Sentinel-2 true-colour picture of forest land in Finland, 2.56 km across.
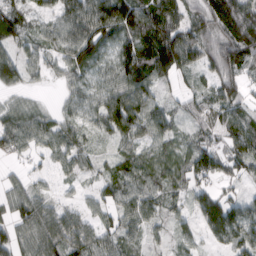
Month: March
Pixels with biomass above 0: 85%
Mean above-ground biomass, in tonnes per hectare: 70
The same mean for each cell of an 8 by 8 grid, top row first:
71 47 103 135 120 96 96 137
56 53 86 69 101 179 93 129
77 26 61 69 92 55 46 71
66 38 53 120 104 31 60 52
61 59 46 36 59 45 44 80
23 24 37 52 71 51 76 48
72 64 41 60 76 31 117 87
74 106 96 63 42 38 42 93
